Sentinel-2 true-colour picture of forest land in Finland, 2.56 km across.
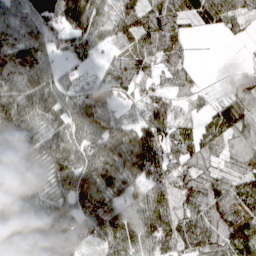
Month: April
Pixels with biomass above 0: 89%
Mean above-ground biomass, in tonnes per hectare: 73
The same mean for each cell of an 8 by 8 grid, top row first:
61 99 156 73 114 103 94 64
105 72 73 35 66 59 1 3
94 74 40 65 52 62 4 46
102 83 101 49 73 62 38 80
89 80 85 109 122 86 64 47
64 56 92 103 94 100 55 54
58 51 74 72 84 87 81 74
70 71 50 89 75 87 70 94
